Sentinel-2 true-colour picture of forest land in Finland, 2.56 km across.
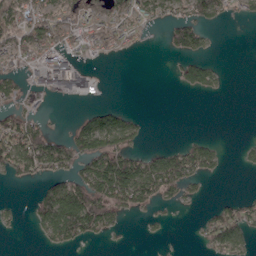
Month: April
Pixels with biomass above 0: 43%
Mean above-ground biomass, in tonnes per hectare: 52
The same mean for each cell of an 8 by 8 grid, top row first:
100 96 87 82 67 62 85 31
90 116 62 39 6 68 22 0
39 91 73 0 0 22 59 0
59 6 19 64 5 0 0 0
106 123 91 97 18 17 36 13
50 73 83 166 126 105 42 2
11 112 173 94 37 16 18 55
1 32 54 11 7 1 46 60
